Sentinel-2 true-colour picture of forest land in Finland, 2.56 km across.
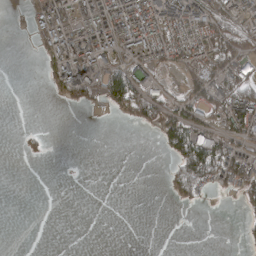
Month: April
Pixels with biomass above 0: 39%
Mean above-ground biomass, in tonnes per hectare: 46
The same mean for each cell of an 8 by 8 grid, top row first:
8 106 110 145 138 99 88 51
0 68 122 87 92 76 99 69
0 38 131 96 76 18 101 121
0 0 10 28 80 79 64 142
3 8 0 0 0 88 132 66
0 0 0 0 0 64 115 105
0 0 0 0 0 8 4 18
0 0 0 0 0 0 0 7
